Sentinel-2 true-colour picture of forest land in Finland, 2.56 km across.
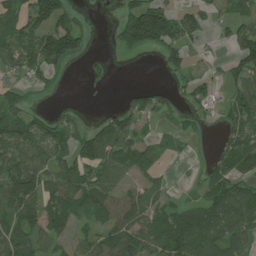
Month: July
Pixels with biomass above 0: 61%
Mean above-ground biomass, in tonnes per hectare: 56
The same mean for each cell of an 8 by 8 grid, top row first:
56 104 25 8 173 69 27 35
68 117 58 19 86 69 6 82
24 26 3 17 0 18 26 49
72 24 8 30 53 26 26 70
91 79 56 88 37 10 6 72
102 62 76 84 40 4 40 62
98 74 66 75 60 48 81 118
87 54 31 73 77 106 89 70
